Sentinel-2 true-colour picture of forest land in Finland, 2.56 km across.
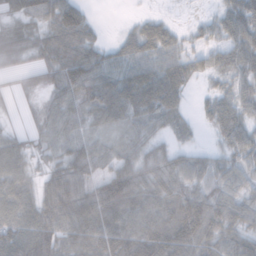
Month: November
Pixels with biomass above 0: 87%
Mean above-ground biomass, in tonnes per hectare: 53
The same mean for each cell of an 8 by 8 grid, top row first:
38 43 39 1 16 9 16 66
59 63 75 25 50 37 41 64
17 42 82 50 58 52 20 46
11 39 50 58 49 36 26 60
42 38 48 35 43 28 12 60
55 41 61 67 57 61 48 43
69 71 88 89 85 88 95 57
77 80 71 92 112 103 74 54
